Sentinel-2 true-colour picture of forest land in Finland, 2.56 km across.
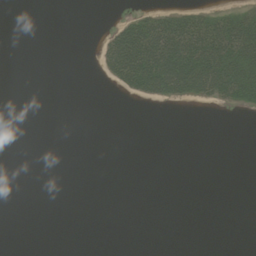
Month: August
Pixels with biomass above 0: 17%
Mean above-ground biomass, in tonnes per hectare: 13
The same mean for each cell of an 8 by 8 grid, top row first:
0 0 0 1 20 31 28 37
0 0 0 41 78 78 78 76
0 0 0 19 67 75 77 83
0 0 0 0 0 0 1 9
0 0 0 0 0 0 0 0
0 0 0 0 0 0 0 0
0 0 0 0 0 0 0 0
0 0 0 0 0 0 0 0
